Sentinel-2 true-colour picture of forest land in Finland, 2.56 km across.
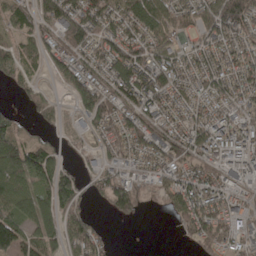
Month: April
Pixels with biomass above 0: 74%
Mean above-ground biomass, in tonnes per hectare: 79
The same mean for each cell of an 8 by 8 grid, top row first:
68 96 137 109 142 85 109 130
56 66 92 101 114 59 88 74
47 20 91 103 134 95 85 89
24 40 55 84 107 80 89 75
94 52 19 66 101 109 102 81
99 101 62 68 47 84 74 67
85 89 56 52 20 94 124 70
137 90 96 23 1 9 89 70
